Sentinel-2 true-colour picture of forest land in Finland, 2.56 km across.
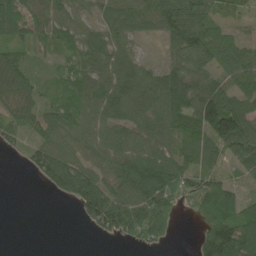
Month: June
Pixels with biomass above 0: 80%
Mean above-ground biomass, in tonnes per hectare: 80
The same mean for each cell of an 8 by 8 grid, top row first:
131 91 47 78 80 145 86 35
63 40 51 77 17 82 119 65
107 39 72 84 80 95 78 78
68 67 93 80 82 104 150 101
40 90 74 90 84 71 92 114
0 109 161 98 154 116 85 35
0 0 76 160 128 62 177 97
0 0 0 30 97 19 143 156
